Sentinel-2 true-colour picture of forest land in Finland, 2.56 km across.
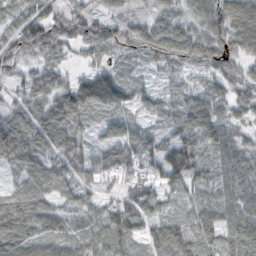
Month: October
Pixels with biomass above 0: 91%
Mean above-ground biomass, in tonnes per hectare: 61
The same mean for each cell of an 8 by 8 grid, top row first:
55 76 63 48 37 53 78 84
70 70 39 58 61 80 74 59
35 74 48 80 21 23 34 47
61 88 76 58 33 36 28 36
131 98 66 60 66 71 60 48
34 82 72 44 57 83 43 65
90 63 59 61 70 27 57 61
93 65 57 82 45 76 53 79
